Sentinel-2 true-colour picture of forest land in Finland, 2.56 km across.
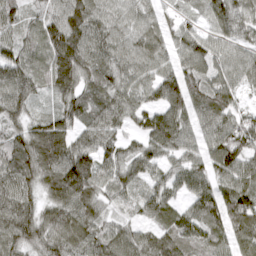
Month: April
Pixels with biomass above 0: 93%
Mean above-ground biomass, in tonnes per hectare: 85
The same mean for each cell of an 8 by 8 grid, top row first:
54 66 119 76 64 43 68 87
72 99 113 93 88 61 93 82
103 84 89 86 73 92 87 74
79 38 80 90 79 80 88 57
92 137 75 72 65 92 74 105
110 101 163 78 70 67 76 107
124 73 106 44 65 62 83 119
100 105 103 100 80 101 85 71
